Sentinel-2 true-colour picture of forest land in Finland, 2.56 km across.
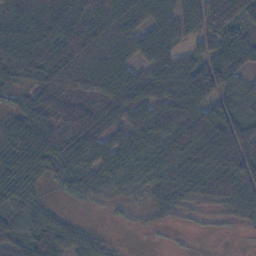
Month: November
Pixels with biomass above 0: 84%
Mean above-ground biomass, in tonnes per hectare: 57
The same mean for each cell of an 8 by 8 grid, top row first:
84 104 76 98 79 45 74 78
97 106 90 57 51 37 61 89
58 81 51 62 64 79 76 36
45 53 42 39 67 80 71 39
115 98 78 60 57 87 83 77
108 38 56 50 53 57 51 59
56 26 4 9 9 19 10 32
69 73 37 5 1 2 2 3
